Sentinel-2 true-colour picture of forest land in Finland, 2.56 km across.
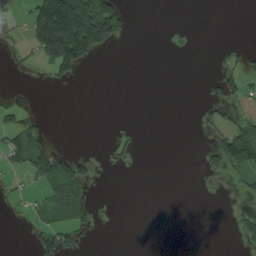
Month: August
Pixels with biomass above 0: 21%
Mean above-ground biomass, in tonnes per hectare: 35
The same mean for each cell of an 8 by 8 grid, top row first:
10 254 277 155 0 0 0 0
11 190 214 41 0 0 0 19
0 15 15 0 0 0 12 48
52 2 0 0 0 0 25 29
73 33 0 39 6 0 30 158
23 87 89 0 0 0 18 41
10 46 64 3 0 0 0 13
0 64 33 0 0 0 0 30
